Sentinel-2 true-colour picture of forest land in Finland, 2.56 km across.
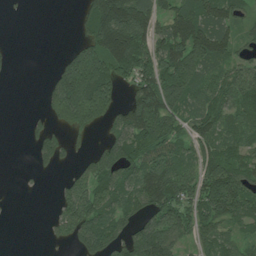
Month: July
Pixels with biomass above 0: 66%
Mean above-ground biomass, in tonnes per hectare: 85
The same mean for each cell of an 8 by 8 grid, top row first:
2 0 37 235 140 111 119 45
3 0 71 202 132 128 144 44
2 34 258 153 119 180 80 93
0 45 185 85 153 108 89 69
0 78 14 86 120 95 85 69
1 11 59 121 126 110 125 104
1 5 136 91 74 105 116 102
0 15 105 98 122 89 71 59
